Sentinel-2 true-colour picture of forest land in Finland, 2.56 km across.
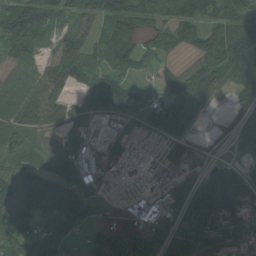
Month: August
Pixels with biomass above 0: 77%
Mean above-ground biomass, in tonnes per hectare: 71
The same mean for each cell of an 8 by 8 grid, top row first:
140 84 91 134 85 92 71 71
103 36 118 93 43 35 94 122
77 102 68 67 26 64 94 91
107 112 41 67 56 70 17 59
64 24 56 45 17 43 13 47
62 78 79 20 10 25 43 79
58 104 137 15 52 40 124 105
74 157 40 72 52 62 101 87
